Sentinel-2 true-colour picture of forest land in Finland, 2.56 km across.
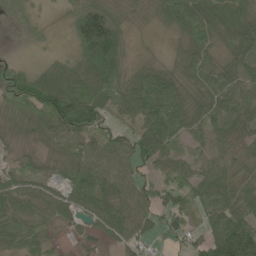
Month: June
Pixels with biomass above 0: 85%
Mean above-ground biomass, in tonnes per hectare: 56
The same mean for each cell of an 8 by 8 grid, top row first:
30 5 83 53 8 69 81 72
2 7 73 107 3 15 56 53
60 72 92 60 52 47 54 59
43 111 138 41 74 66 55 68
16 39 75 66 85 35 33 30
43 22 74 63 34 81 57 47
54 53 57 62 58 80 62 75
49 30 15 30 42 33 70 180
